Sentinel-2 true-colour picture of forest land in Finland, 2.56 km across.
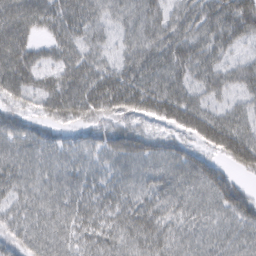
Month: March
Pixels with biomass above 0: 95%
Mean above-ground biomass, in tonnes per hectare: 50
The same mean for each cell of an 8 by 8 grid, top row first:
65 57 58 38 52 46 58 69
65 34 48 30 53 60 51 29
61 40 65 58 57 54 52 48
39 38 52 50 53 66 53 44
48 47 41 54 50 42 46 79
48 43 46 43 46 55 72 30
40 48 52 54 53 44 49 62
47 48 47 53 58 47 46 50
